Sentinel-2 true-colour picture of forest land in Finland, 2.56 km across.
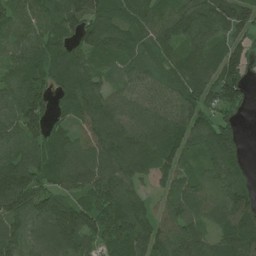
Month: June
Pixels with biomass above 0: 93%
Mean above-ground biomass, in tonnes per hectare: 97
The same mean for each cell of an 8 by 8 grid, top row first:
104 101 146 107 102 95 125 115
86 110 106 124 83 81 97 61
105 95 120 51 76 85 108 104
117 92 87 95 85 89 81 41
105 115 81 118 88 80 110 80
162 96 105 120 56 68 78 61
122 123 103 127 68 62 79 112
82 119 108 102 95 105 65 110
